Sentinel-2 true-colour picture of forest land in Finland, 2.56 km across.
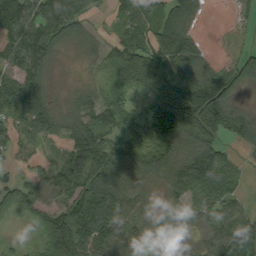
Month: September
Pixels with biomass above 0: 82%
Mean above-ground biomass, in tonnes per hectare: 86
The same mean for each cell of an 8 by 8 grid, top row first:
141 118 99 39 83 115 9 17
114 112 36 59 107 163 21 20
83 58 17 57 96 111 95 82
108 98 68 88 74 141 131 53
85 53 98 73 131 125 97 39
42 53 150 132 101 114 120 48
86 70 106 159 55 55 78 50
9 109 123 127 106 42 57 197
